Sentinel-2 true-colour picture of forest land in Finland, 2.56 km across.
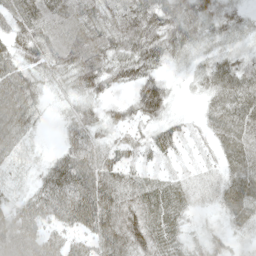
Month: May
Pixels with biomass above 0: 92%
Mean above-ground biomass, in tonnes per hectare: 48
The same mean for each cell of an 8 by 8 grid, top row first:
55 69 73 61 78 65 54 28
46 65 83 66 77 45 27 26
65 34 57 50 63 11 38 56
68 13 45 23 68 15 31 62
42 5 57 37 36 42 20 57
20 50 91 58 35 23 17 53
40 66 88 77 55 45 14 53
66 60 44 74 55 38 31 15
